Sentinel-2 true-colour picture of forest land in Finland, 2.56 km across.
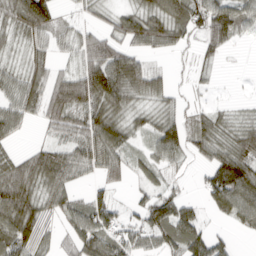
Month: March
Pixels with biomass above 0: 74%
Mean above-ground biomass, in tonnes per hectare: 55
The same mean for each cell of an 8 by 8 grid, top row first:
71 76 17 36 72 79 95 67
21 44 44 62 50 38 42 8
48 64 80 118 75 13 16 1
66 59 63 76 33 39 32 12
18 35 59 85 23 66 64 69
83 73 33 30 31 16 57 126
112 49 46 67 68 83 39 88
94 36 74 69 45 76 75 8
